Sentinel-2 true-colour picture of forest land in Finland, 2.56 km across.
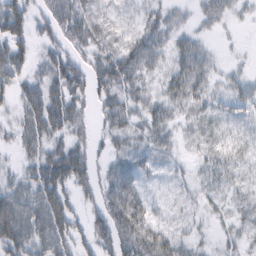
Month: February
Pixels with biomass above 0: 81%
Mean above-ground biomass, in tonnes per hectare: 36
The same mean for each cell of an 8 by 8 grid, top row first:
56 41 46 31 32 19 31 13
50 23 35 36 56 33 15 3
41 42 44 58 31 44 34 23
28 67 37 40 35 25 28 23
28 47 31 27 30 21 21 21
26 69 47 50 29 14 22 15
77 74 21 60 42 13 18 18
68 62 28 51 60 35 11 21
